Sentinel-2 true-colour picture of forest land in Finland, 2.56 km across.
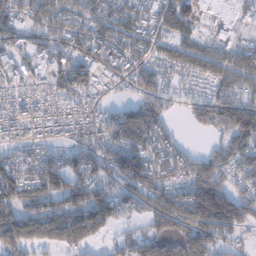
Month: January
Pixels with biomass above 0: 81%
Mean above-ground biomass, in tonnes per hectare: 94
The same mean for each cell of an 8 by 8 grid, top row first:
102 99 77 108 92 97 30 54
58 69 83 123 91 76 55 82
67 85 108 52 92 59 90 79
117 117 113 73 110 28 96 144
82 79 94 117 133 69 21 102
103 122 116 93 141 105 130 88
117 98 122 143 80 140 166 111
120 97 120 42 90 99 112 45
